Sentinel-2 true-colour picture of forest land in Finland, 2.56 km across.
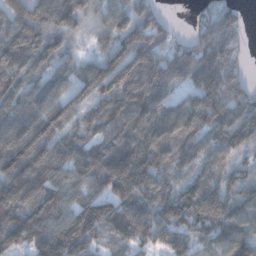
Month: December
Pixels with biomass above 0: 91%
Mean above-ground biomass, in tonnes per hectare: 114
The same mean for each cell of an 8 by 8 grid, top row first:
118 119 112 100 111 6 69 61
122 100 27 76 167 92 140 84
104 104 91 127 163 104 181 91
126 129 81 134 165 120 170 119
139 124 93 131 148 113 88 43
157 145 109 186 168 87 92 76
142 144 116 109 123 139 140 106
121 154 142 76 75 96 86 128
